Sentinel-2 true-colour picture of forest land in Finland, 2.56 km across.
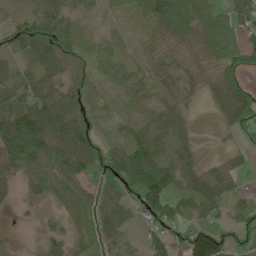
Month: June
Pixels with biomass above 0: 85%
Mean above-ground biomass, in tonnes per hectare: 45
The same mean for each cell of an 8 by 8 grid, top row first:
26 77 25 8 34 87 58 57
43 72 31 13 10 19 49 69
40 43 35 21 26 24 28 55
81 99 51 15 21 46 13 78
121 83 72 26 74 37 5 12
38 60 55 71 115 59 51 29
11 17 58 68 59 54 50 37
3 31 28 38 28 20 95 40
